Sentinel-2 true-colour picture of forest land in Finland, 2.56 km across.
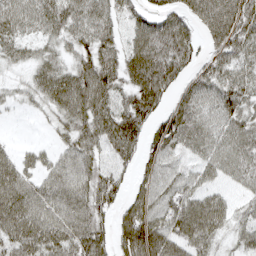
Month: April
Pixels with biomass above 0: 84%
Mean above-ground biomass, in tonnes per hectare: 61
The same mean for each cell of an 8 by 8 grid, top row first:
74 70 65 47 44 59 93 86
46 31 49 52 93 108 39 69
20 68 81 63 91 59 57 61
10 30 77 71 71 66 53 59
15 16 65 69 52 63 58 67
74 51 72 59 37 54 40 51
86 70 75 44 70 80 75 30
73 74 80 54 103 74 53 40
